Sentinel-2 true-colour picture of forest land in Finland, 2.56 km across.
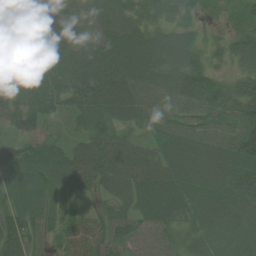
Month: July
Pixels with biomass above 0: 95%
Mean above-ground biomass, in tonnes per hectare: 58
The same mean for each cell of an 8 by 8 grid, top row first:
71 98 50 48 46 41 16 26
52 69 59 69 74 66 22 51
40 62 68 80 62 64 56 46
45 42 54 68 59 50 71 71
32 43 44 85 44 68 61 99
66 62 70 76 69 72 70 86
50 40 25 51 69 73 65 78
81 36 54 55 40 35 67 64
